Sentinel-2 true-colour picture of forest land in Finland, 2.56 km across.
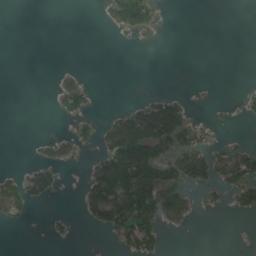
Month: June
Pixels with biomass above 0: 25%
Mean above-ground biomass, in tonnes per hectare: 34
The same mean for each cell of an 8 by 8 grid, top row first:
0 0 0 54 82 0 0 0
0 0 0 1 2 0 0 0
0 1 22 0 0 0 1 1
0 3 44 17 95 100 2 12
0 19 29 90 188 114 35 21
30 57 4 148 157 118 76 74
54 6 15 113 158 96 9 29
0 4 0 10 75 0 0 0
